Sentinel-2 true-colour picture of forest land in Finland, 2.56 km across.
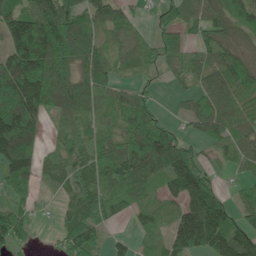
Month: June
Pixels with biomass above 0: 81%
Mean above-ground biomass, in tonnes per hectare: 93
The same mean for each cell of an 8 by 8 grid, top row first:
129 138 90 87 10 69 82 84
205 218 128 48 67 74 74 74
269 213 106 70 20 29 79 145
190 95 89 59 87 15 88 81
221 34 76 95 147 93 33 72
161 46 65 128 112 156 70 23
52 8 79 78 54 53 167 63
85 4 149 29 30 101 129 119
